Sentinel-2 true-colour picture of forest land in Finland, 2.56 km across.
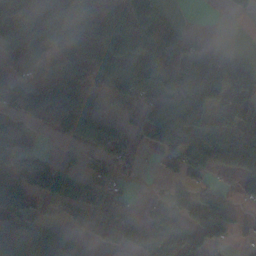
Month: November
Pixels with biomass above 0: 64%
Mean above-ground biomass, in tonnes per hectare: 86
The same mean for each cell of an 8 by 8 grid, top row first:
169 107 154 118 131 14 7 34
159 131 101 109 83 99 11 3
61 65 113 81 120 133 172 118
64 128 90 22 87 170 128 124
72 4 38 77 55 143 200 215
116 128 54 28 5 27 49 116
87 21 78 63 5 44 86 27
103 106 56 57 51 129 126 16
